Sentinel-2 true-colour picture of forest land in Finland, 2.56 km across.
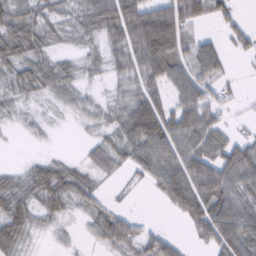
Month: February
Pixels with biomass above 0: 74%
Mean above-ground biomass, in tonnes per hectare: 43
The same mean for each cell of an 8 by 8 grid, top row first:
65 39 37 84 93 76 56 18
60 32 21 40 101 72 46 23
38 44 25 21 52 55 47 8
20 12 25 29 76 61 55 8
3 8 9 42 72 77 64 45
28 60 41 24 30 71 76 72
55 40 27 25 0 36 75 67
50 8 11 51 40 19 41 81
